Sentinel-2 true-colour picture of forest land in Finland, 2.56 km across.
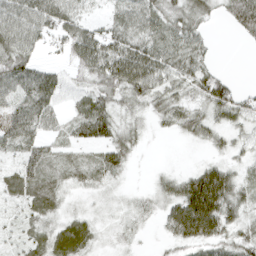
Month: April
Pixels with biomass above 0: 82%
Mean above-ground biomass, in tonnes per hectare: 41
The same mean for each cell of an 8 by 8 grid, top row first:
60 64 35 30 52 46 29 67
60 23 65 58 56 55 25 4
63 50 26 63 71 45 56 5
40 47 39 47 26 43 42 51
45 32 34 50 13 3 27 23
48 55 35 30 2 28 75 33
22 47 12 11 16 58 112 45
22 50 59 13 6 38 62 47
